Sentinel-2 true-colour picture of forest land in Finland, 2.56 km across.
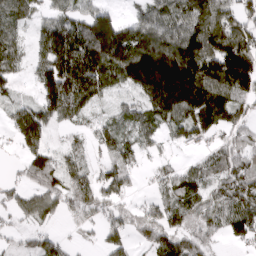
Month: March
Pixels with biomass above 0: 79%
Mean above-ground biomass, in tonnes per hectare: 102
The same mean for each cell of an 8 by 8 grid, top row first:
98 65 100 75 90 122 147 105
85 126 187 219 211 182 165 176
49 128 192 86 226 252 167 198
74 104 78 36 87 133 188 88
52 68 29 99 58 45 55 82
27 126 89 108 21 67 91 145
68 84 92 76 59 74 91 127
33 61 19 74 55 106 67 64
